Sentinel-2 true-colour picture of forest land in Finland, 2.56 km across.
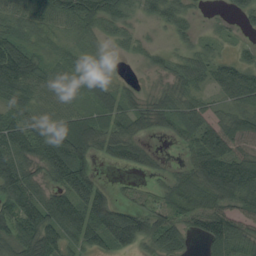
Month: August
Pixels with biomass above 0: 82%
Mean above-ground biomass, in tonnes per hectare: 61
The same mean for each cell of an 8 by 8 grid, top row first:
53 75 103 81 31 52 8 28
82 23 30 16 23 22 23 15
113 68 69 32 7 41 46 83
59 57 55 71 55 65 47 59
88 87 92 55 30 13 98 57
123 56 105 5 17 34 116 110
97 104 94 84 39 68 73 58
80 94 63 76 72 76 65 67
